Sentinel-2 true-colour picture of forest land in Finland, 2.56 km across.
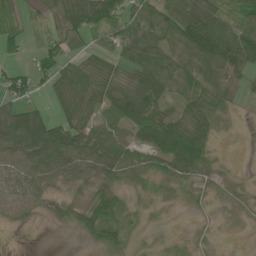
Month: June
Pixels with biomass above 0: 76%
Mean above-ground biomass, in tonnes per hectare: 45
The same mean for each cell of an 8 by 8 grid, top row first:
30 44 96 60 60 77 68 43
29 35 30 40 75 55 92 93
35 36 75 54 68 56 62 31
57 31 62 67 86 34 60 8
75 116 68 73 60 92 44 1
59 51 36 40 30 42 26 11
45 27 32 52 10 8 14 18
0 0 10 43 5 8 13 2
